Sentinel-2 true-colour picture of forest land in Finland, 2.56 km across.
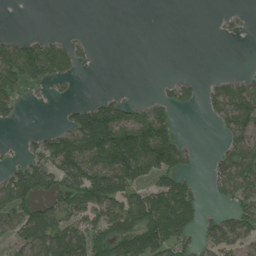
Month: July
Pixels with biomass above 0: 47%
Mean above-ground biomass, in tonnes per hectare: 59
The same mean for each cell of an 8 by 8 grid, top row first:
0 0 0 0 0 0 0 8
80 81 25 0 0 0 0 0
88 64 10 0 0 31 11 32
33 0 63 100 63 43 21 93
7 76 141 175 175 94 0 73
109 95 115 146 90 100 25 106
118 68 79 91 126 170 15 62
49 88 90 101 138 100 54 69
